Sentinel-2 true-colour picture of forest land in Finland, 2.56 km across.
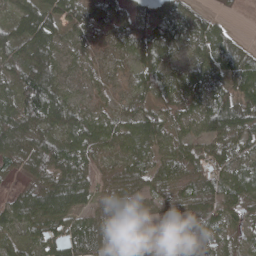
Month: April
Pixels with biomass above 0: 88%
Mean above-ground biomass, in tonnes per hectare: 46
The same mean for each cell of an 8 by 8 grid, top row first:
48 54 47 47 33 49 22 1
56 84 31 31 64 28 53 44
64 99 22 19 43 31 47 62
62 94 46 28 35 26 80 64
71 65 63 53 62 38 42 34
21 66 58 33 49 44 26 61
59 109 46 37 18 17 39 44
36 45 50 46 7 11 26 24
